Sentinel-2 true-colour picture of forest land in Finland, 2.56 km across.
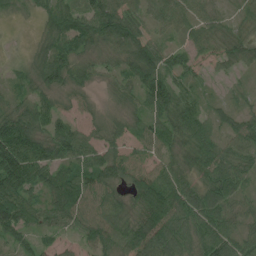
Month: July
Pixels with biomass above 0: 92%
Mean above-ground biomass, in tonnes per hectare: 58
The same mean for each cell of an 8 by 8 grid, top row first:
18 52 73 107 42 55 35 28
3 52 66 57 83 33 82 50
28 65 41 28 96 51 34 15
58 61 38 19 46 84 40 33
127 67 66 47 42 53 67 55
107 54 72 66 62 65 60 50
128 62 85 67 69 88 78 29
35 26 39 63 100 83 66 55
